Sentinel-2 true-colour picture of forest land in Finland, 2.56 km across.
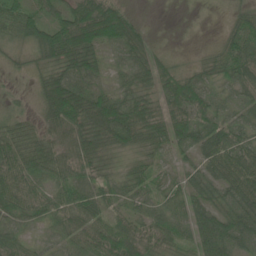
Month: June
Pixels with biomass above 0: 90%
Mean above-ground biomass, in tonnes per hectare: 46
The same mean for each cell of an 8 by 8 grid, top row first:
61 42 83 75 6 1 3 30
24 74 92 36 43 4 13 58
9 52 60 24 41 51 35 58
20 55 79 87 65 57 47 37
59 45 49 53 34 46 61 55
73 49 45 26 31 23 45 83
50 46 63 38 28 35 45 63
40 19 50 70 50 37 66 52
